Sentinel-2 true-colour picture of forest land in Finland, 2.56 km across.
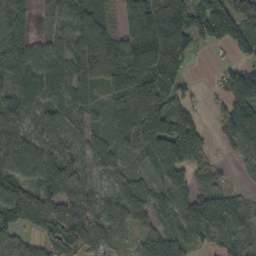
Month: October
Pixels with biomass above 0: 85%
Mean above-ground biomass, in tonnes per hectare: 87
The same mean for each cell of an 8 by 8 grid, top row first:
103 34 90 37 145 161 167 127
86 68 96 85 177 210 38 94
60 94 107 83 142 127 5 131
83 76 75 35 143 97 17 111
84 68 72 48 86 177 44 70
73 91 66 31 30 83 56 18
119 138 96 75 62 88 116 71
59 107 130 55 52 102 59 69
